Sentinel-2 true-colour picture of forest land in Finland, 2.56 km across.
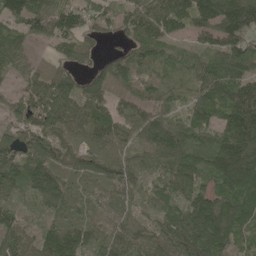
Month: May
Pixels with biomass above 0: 91%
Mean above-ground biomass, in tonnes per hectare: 83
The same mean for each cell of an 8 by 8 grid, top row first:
105 127 84 53 112 119 114 186
79 35 62 16 73 33 64 113
37 71 57 85 43 28 106 111
49 125 96 74 67 38 105 163
96 99 44 95 70 102 61 150
106 134 58 95 50 91 83 166
48 66 35 44 39 57 115 98
83 94 89 69 63 118 123 55
